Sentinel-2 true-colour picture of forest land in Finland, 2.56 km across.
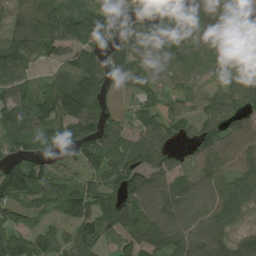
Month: August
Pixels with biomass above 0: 85%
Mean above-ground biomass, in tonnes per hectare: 86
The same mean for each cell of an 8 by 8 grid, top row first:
61 120 108 78 94 38 78 105
97 97 90 96 85 95 83 90
88 38 108 70 56 70 77 59
108 121 139 40 74 79 79 85
76 89 149 77 93 69 116 95
141 95 53 86 100 68 71 88
83 54 99 116 92 65 78 78
88 72 109 35 88 84 99 70
